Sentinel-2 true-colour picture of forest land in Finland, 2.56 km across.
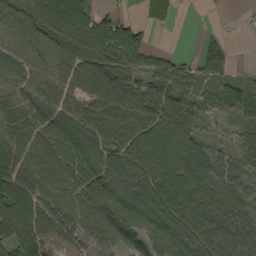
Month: September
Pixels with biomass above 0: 87%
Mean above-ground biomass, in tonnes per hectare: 87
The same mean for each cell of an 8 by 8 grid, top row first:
93 106 96 58 15 6 2 2
70 76 102 107 81 6 31 1
75 84 98 116 64 71 41 38
88 94 94 111 93 103 43 64
103 109 123 103 115 138 54 51
154 89 114 104 110 131 136 78
105 106 86 110 115 117 129 102
100 120 79 72 81 125 126 132
